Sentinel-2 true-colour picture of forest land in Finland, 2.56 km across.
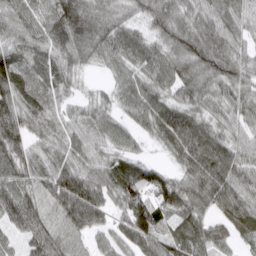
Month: March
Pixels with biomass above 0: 94%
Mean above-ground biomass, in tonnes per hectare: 68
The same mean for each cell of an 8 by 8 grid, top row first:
74 71 113 65 63 90 68 67
65 66 80 70 61 80 105 53
92 62 25 29 59 82 74 70
84 67 34 39 68 81 52 58
80 53 58 52 21 89 79 49
81 79 86 82 80 52 75 66
82 70 120 49 101 90 51 60
36 85 49 49 76 70 61 27
